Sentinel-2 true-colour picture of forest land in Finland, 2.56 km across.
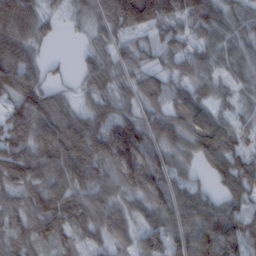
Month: February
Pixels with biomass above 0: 91%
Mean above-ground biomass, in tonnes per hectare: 86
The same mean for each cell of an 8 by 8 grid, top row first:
154 46 53 129 159 105 112 74
118 21 18 74 49 86 88 84
128 48 34 77 65 53 77 69
94 112 52 78 65 62 72 46
81 103 112 116 109 78 106 65
95 94 91 72 107 66 42 121
81 125 110 73 72 112 95 84
86 86 59 60 85 100 153 141
